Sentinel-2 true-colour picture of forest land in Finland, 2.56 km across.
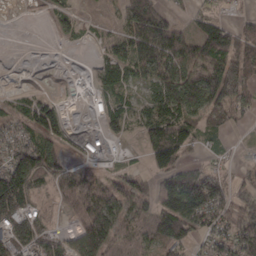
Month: March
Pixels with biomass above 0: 68%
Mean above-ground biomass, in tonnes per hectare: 62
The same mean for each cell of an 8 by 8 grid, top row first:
0 10 16 8 114 29 45 21
0 1 4 28 82 85 103 93
0 0 5 62 36 86 137 142
38 65 1 64 37 91 88 49
93 69 18 23 43 102 17 13
182 90 62 42 43 118 100 37
142 17 81 89 66 143 133 61
88 69 103 90 63 109 48 99
